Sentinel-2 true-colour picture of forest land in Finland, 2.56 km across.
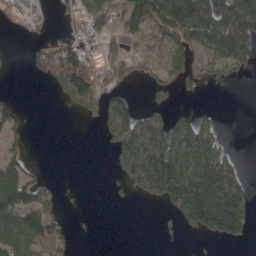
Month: April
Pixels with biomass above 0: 47%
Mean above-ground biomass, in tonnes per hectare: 76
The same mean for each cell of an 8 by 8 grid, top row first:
28 25 85 59 157 211 210 200
35 66 136 25 43 82 125 166
0 60 124 44 29 55 29 12
54 0 53 104 67 40 10 0
28 0 0 87 194 207 123 2
94 11 0 23 243 234 222 74
138 84 4 3 7 119 252 127
97 92 4 0 0 3 24 43
